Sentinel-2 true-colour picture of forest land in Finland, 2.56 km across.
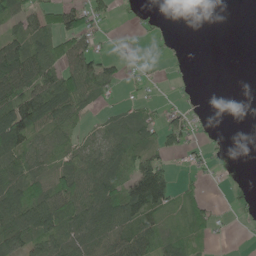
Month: May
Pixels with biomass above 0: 58%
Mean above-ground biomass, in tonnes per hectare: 46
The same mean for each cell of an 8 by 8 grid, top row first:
61 46 58 23 12 0 0 0
79 59 77 9 11 7 0 0
121 77 95 44 17 6 0 0
121 110 49 23 37 26 4 0
107 43 33 52 58 39 15 0
72 62 95 70 119 32 12 2
106 94 80 95 115 32 30 7
75 59 68 66 77 43 19 0
